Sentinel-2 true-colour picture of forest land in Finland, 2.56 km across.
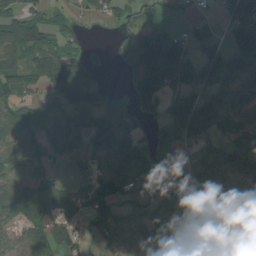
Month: August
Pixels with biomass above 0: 70%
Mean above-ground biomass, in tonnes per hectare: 68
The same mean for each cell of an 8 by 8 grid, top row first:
80 55 20 46 30 11 20 86
117 115 39 26 92 57 57 91
111 127 149 5 88 60 92 83
78 23 101 74 40 100 106 86
75 26 59 147 73 73 57 70
50 28 14 59 40 42 93 92
95 93 40 67 43 69 61 123
40 101 37 53 54 54 35 102
